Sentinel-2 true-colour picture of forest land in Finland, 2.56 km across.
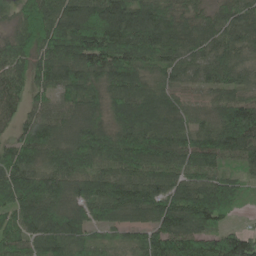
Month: May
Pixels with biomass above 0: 95%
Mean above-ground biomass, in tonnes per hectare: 99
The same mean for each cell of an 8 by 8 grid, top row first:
42 137 154 159 126 99 66 90
82 115 151 136 109 86 74 73
83 86 107 106 90 72 74 76
67 93 89 90 123 93 65 122
88 103 97 109 129 108 112 121
119 107 96 102 96 92 86 47
87 99 99 139 128 118 127 29
76 101 84 33 70 152 127 143
